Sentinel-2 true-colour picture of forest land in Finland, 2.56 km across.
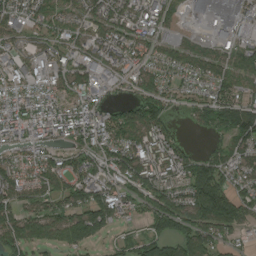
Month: August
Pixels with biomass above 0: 81%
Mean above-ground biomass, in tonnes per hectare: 94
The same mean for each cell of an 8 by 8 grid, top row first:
102 99 77 108 92 97 30 54
58 69 83 123 91 76 55 82
67 85 108 52 92 59 90 79
117 117 113 73 110 28 96 144
82 79 94 117 133 69 21 102
103 122 116 93 141 105 130 88
117 98 122 143 80 140 166 111
120 97 120 42 90 99 112 45
